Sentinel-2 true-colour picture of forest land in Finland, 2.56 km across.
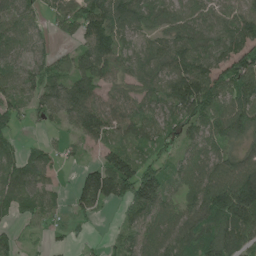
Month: June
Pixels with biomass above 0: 83%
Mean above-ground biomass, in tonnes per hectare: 83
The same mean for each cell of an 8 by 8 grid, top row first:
69 41 129 153 90 73 76 97
68 47 63 116 67 94 79 95
74 87 101 72 81 131 118 112
62 57 134 100 74 94 108 110
37 31 42 74 67 65 66 52
81 43 65 191 115 53 96 157
56 51 74 36 112 59 132 209
40 23 28 19 70 92 123 113
